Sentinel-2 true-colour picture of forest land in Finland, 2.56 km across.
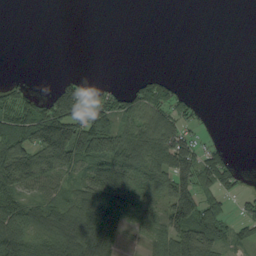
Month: August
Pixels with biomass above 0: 51%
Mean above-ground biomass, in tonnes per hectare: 56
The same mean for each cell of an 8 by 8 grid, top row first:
0 0 0 0 0 0 0 0
0 0 0 0 0 0 0 0
16 3 38 9 34 23 0 0
115 122 104 114 83 66 8 0
126 170 162 102 103 103 25 0
117 72 53 111 72 113 84 39
75 77 100 125 53 120 87 25
93 87 162 101 25 112 105 42
